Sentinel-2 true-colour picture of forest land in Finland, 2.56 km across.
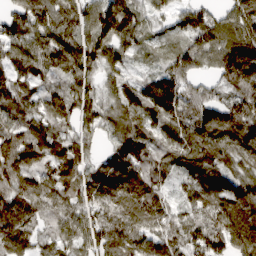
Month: March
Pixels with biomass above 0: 94%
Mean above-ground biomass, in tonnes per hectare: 112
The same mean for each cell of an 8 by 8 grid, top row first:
89 100 103 183 75 71 77 122
97 120 147 120 54 81 115 177
106 77 102 72 68 136 55 189
106 124 90 84 122 129 128 152
148 128 87 60 105 106 136 119
156 117 109 126 137 78 124 108
149 93 98 125 142 72 131 163
124 61 77 102 103 109 137 158
